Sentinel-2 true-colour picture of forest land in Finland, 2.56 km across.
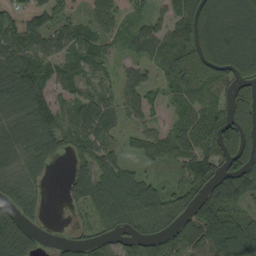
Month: September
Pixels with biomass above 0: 79%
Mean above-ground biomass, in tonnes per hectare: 90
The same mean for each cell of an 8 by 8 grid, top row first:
57 57 33 76 37 74 177 162
110 73 77 33 58 120 176 175
179 100 67 33 63 133 163 101
102 133 80 73 50 45 92 146
100 86 63 55 64 88 84 148
76 24 73 75 50 34 99 161
92 15 36 67 92 76 145 105
152 8 44 50 87 105 152 190
